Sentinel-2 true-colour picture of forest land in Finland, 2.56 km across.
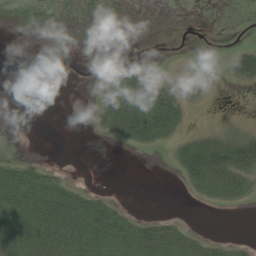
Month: August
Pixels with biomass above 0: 31%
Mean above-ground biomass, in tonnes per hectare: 11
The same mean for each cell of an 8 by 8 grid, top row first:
0 0 0 0 0 0 0 0
0 0 0 0 0 0 0 12
0 0 0 12 15 6 4 16
0 0 0 23 36 28 0 0
0 0 0 2 17 12 29 30
29 18 0 0 0 5 43 25
41 39 32 20 0 0 2 3
33 31 39 37 32 26 10 4
